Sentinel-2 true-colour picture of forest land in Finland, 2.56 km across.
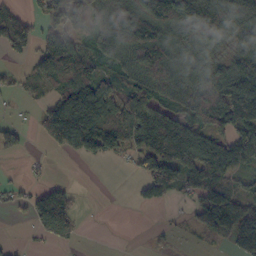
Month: October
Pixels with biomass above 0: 64%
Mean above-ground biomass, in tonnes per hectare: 83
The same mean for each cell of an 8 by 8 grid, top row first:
62 61 91 121 147 159 151 130
53 81 69 105 189 124 98 83
21 72 137 64 133 131 101 145
6 73 184 136 123 110 128 140
38 51 115 96 111 203 147 106
3 11 0 0 74 109 137 63
21 107 22 0 21 10 100 114
4 44 18 0 1 6 20 126
